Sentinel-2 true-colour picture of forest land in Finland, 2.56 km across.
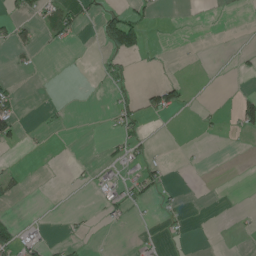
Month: June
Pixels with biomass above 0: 14%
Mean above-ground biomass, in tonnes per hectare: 12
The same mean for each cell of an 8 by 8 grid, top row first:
23 39 25 40 27 1 2 1
38 6 2 75 46 1 0 3
9 0 0 21 0 15 0 4
34 7 0 16 38 31 7 42
17 2 0 11 21 0 1 1
15 0 5 8 33 2 0 0
2 0 1 22 10 13 0 1
43 10 7 0 6 5 0 3
